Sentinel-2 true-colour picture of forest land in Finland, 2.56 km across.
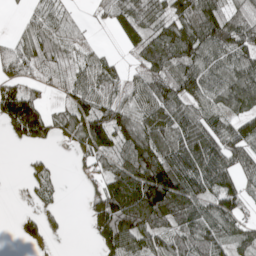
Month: May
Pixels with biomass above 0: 75%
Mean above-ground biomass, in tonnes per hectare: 78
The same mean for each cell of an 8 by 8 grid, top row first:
6 57 15 63 103 104 130 80
55 59 36 8 80 144 106 96
65 29 55 56 76 101 81 106
178 61 111 101 94 95 77 56
21 31 76 103 132 108 108 57
2 57 14 91 152 139 97 62
5 32 5 180 194 147 86 66
16 35 0 130 118 86 106 69
